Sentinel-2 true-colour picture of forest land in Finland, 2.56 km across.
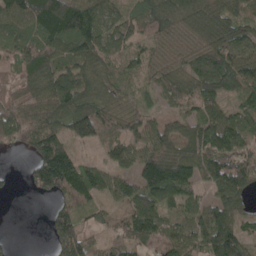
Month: April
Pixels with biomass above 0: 83%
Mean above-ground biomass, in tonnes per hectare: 93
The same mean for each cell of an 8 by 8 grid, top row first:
110 141 147 73 93 122 118 90
95 120 136 83 57 74 116 99
82 115 126 85 36 77 120 113
119 129 137 82 44 41 71 68
65 134 62 52 92 89 146 110
8 181 135 75 120 169 103 138
0 23 68 41 110 83 101 74
4 35 129 65 101 93 138 102
